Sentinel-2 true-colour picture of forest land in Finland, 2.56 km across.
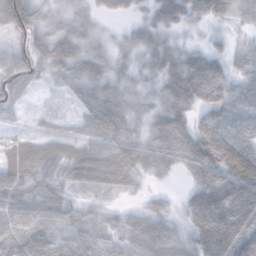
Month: November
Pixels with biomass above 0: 92%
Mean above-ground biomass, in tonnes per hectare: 78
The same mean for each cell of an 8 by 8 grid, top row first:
130 51 50 40 38 87 64 41
54 78 64 40 74 53 38 24
85 34 81 73 44 111 149 57
31 12 40 115 47 99 106 96
55 55 62 89 78 149 152 144
89 63 73 96 48 33 115 194
86 76 33 29 42 29 163 185
75 64 51 41 100 75 159 192
